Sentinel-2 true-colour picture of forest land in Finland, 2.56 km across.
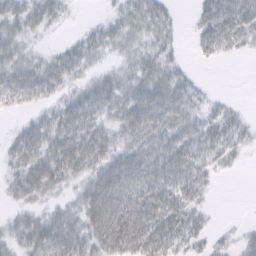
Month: February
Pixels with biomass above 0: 76%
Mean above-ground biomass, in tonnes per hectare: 33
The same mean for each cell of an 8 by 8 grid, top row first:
36 33 2 16 38 9 37 49
29 7 29 23 24 13 30 22
40 40 21 26 45 31 2 0
15 21 44 39 61 43 19 11
32 48 58 41 52 45 35 20
32 54 39 56 52 49 23 2
18 20 41 72 67 54 11 0
33 57 43 62 67 39 18 14
